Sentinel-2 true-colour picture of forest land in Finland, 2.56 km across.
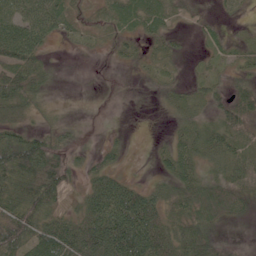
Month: June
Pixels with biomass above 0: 73%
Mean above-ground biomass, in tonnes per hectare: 44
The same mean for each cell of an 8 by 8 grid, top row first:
51 67 15 34 57 18 8 12
81 21 9 16 19 17 16 19
72 27 0 6 7 12 27 25
46 17 2 4 0 26 30 75
82 59 19 17 0 41 66 50
84 95 24 51 8 66 42 66
80 67 47 120 98 45 70 44
86 88 102 135 113 66 71 6
